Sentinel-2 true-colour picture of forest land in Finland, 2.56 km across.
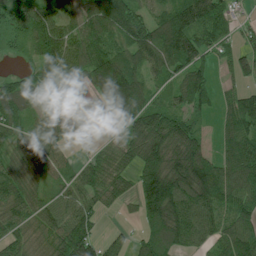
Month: July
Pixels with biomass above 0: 83%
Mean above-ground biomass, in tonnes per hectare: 83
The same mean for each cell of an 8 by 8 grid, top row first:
72 96 91 155 64 131 134 21
26 110 92 86 102 161 72 50
41 63 71 175 83 75 66 42
69 56 27 74 117 82 45 108
63 86 12 32 136 153 45 113
85 55 61 82 103 143 136 123
67 67 72 31 95 123 90 86
59 75 154 30 51 79 57 117
